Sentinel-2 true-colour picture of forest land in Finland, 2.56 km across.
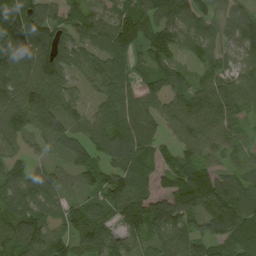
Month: August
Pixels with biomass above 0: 91%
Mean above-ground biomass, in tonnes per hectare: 91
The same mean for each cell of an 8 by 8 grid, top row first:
143 103 85 98 145 100 67 75
134 127 76 118 106 82 68 66
102 116 50 92 71 85 64 57
120 123 48 87 95 87 102 65
55 56 85 117 104 69 91 58
70 63 59 94 89 98 100 83
84 60 75 87 126 110 124 140
100 106 96 87 74 84 96 100
